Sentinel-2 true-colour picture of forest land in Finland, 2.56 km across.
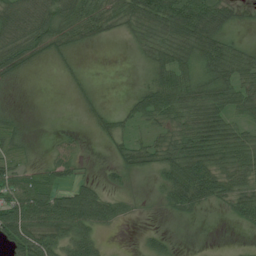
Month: July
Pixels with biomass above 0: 66%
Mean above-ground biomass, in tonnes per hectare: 42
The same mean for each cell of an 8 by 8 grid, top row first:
64 70 84 69 79 85 79 17
68 53 24 1 42 75 67 38
20 0 9 0 14 76 53 63
10 0 6 16 47 55 75 45
44 8 18 20 31 52 79 64
54 52 22 14 10 65 74 50
85 91 86 45 2 26 16 40
74 70 69 3 14 9 0 1
